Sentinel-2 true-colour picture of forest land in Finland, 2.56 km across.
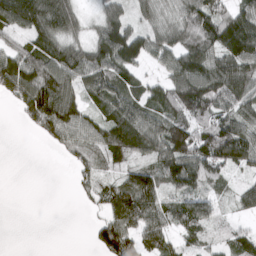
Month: March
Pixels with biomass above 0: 77%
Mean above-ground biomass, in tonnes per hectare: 82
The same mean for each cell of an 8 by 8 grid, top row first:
137 162 72 82 57 78 123 118
70 99 81 145 103 99 111 159
124 120 85 98 48 107 153 125
27 145 92 76 90 110 108 92
0 29 74 98 92 134 136 134
0 0 36 42 104 134 105 25
0 0 6 88 114 78 87 34
0 0 0 134 80 44 50 67
